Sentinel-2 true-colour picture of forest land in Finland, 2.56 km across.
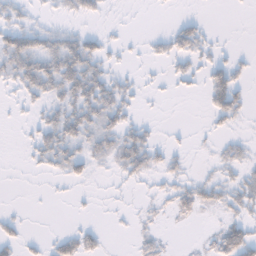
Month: November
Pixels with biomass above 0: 41%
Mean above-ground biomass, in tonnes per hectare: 17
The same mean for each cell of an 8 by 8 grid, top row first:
20 7 18 2 0 6 3 1
52 34 42 10 6 31 15 3
27 44 50 24 4 12 33 18
3 21 40 37 4 0 21 22
1 36 32 32 34 5 4 14
0 9 17 6 18 15 8 17
1 0 2 2 4 23 15 20
18 8 30 1 14 1 9 58
